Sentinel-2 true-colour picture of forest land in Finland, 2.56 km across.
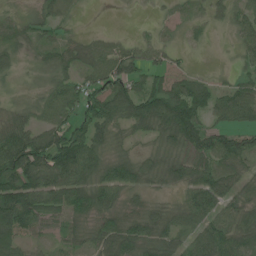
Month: June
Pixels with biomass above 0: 82%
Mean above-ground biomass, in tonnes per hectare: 60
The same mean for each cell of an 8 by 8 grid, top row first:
27 37 9 0 1 24 24 44
48 36 46 48 38 24 4 34
17 30 54 87 55 49 24 35
30 62 71 84 86 123 67 87
105 119 113 35 15 58 87 73
108 105 92 86 46 55 68 57
140 87 85 63 35 41 98 73
75 24 40 95 86 69 100 79
